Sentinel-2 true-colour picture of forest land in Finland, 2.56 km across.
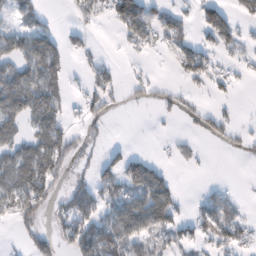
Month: February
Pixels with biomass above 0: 46%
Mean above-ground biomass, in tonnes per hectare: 48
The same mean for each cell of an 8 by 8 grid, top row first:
46 23 23 46 92 39 62 27
72 106 31 1 26 33 38 36
115 98 11 39 16 13 45 12
104 106 26 24 3 27 26 8
83 102 30 16 3 17 8 17
119 104 19 63 129 19 2 0
71 39 91 61 117 67 57 30
8 49 92 86 60 36 48 46
